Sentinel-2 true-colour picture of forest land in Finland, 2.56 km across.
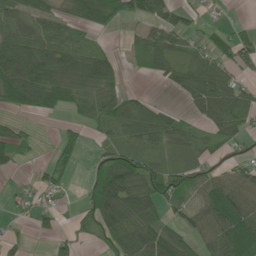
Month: June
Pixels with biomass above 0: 65%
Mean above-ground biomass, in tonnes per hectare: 54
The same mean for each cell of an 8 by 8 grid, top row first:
74 61 63 59 43 37 8 1
118 83 52 21 54 52 42 63
144 106 103 69 7 47 85 36
35 40 39 74 63 23 67 68
45 4 31 36 57 46 32 25
9 37 8 99 84 60 47 54
14 21 34 112 85 40 74 85
17 18 23 57 105 78 66 92
